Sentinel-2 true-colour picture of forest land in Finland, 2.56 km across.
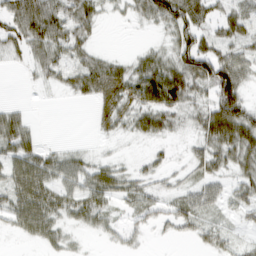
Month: March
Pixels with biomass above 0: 67%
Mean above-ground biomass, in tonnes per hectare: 32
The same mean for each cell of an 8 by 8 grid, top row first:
56 74 56 11 32 75 42 32
28 53 34 3 13 48 39 33
0 19 42 54 52 49 58 54
22 0 0 35 43 31 37 63
54 9 4 5 8 7 38 58
51 53 55 45 20 12 31 32
49 59 45 23 26 25 29 23
7 30 8 10 9 8 21 15
